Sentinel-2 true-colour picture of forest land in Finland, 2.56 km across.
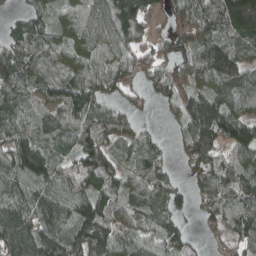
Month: April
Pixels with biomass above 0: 86%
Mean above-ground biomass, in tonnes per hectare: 100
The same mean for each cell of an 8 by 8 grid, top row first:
36 54 106 155 94 87 135 177
91 91 102 134 77 80 128 105
106 96 121 108 66 81 89 104
78 63 130 83 20 55 172 86
118 73 100 97 56 45 179 153
82 97 162 88 75 28 96 109
122 124 130 103 75 68 66 108
174 151 171 149 83 97 26 67
